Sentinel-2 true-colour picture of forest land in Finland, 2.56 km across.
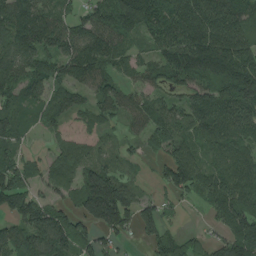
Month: August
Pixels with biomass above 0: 84%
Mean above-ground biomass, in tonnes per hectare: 97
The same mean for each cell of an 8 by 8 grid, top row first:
134 104 68 151 181 150 171 125
139 100 141 113 43 116 188 140
101 102 100 76 64 78 102 164
77 69 85 73 94 84 150 123
53 30 98 30 40 83 78 90
98 56 93 100 12 128 83 108
106 89 87 213 74 29 42 109
104 145 93 54 45 69 45 144
